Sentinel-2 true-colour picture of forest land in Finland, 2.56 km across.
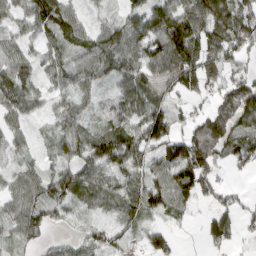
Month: March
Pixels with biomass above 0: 84%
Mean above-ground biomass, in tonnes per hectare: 61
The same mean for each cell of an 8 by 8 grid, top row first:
46 85 42 31 75 106 108 104
56 43 51 80 90 112 92 84
75 41 65 47 87 84 79 62
64 32 53 70 95 47 44 97
40 20 74 96 88 90 101 77
48 52 71 64 69 90 68 6
65 57 26 49 79 49 26 40
39 25 28 34 24 6 38 24
